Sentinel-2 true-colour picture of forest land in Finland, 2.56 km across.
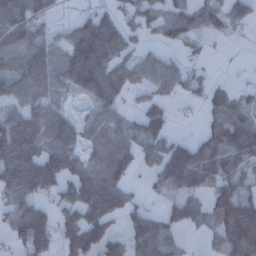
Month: December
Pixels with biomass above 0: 72%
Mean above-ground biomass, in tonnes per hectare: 86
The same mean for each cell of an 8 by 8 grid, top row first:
119 65 32 57 70 79 79 51
105 79 186 133 27 37 15 3
97 91 146 141 51 63 40 8
73 83 24 76 73 19 55 82
159 98 57 98 92 74 89 136
136 80 98 94 28 192 134 87
83 54 138 126 51 67 94 211
55 80 131 84 128 41 32 202
